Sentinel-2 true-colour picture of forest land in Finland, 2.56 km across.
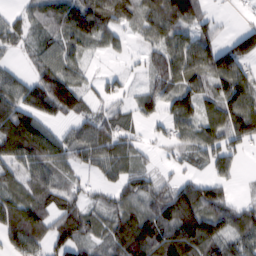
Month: February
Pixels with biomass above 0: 80%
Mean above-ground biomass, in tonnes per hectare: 72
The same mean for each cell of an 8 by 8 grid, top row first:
37 60 104 108 92 143 40 2
33 46 51 32 40 105 104 85
52 103 53 34 32 96 84 114
104 74 63 47 56 100 41 124
98 85 90 91 25 49 73 60
55 73 35 59 51 30 44 17
90 75 63 65 63 150 113 50
87 80 76 74 135 126 108 68
